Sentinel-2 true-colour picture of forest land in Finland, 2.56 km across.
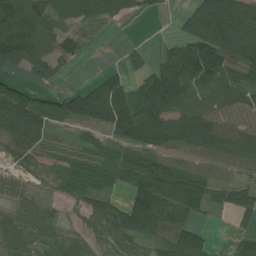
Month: July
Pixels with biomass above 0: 78%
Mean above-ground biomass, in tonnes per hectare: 67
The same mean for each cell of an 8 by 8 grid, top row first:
156 92 73 48 17 17 144 99
148 43 38 0 18 53 152 131
40 22 4 56 64 116 98 84
96 69 91 126 108 91 72 57
36 26 19 54 81 71 76 70
31 25 57 36 107 109 52 28
55 48 29 51 123 115 31 51
80 59 53 61 58 96 36 37
